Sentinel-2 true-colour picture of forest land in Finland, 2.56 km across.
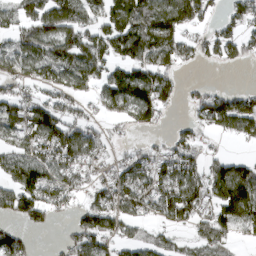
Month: March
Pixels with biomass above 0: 69%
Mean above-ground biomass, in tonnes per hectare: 80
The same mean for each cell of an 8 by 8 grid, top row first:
68 114 95 105 118 118 50 69
77 93 109 106 117 89 52 65
80 70 99 105 125 46 6 0
89 95 48 53 116 19 102 123
77 116 104 35 28 64 23 28
117 122 78 65 103 114 82 120
100 87 53 100 77 134 80 170
67 2 90 76 55 28 74 34
